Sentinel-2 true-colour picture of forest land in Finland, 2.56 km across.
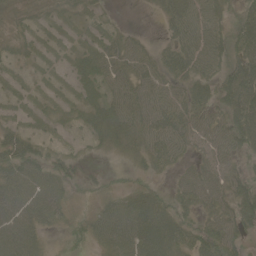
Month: June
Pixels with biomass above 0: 75%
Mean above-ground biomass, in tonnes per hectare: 32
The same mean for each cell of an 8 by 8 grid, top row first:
11 12 14 6 1 42 42 31
16 8 14 32 20 35 50 37
8 7 23 32 37 32 35 65
11 12 20 36 41 42 38 65
46 14 7 25 35 35 41 46
53 43 21 10 18 20 46 36
53 44 16 45 58 34 35 52
58 12 26 53 68 47 45 34
